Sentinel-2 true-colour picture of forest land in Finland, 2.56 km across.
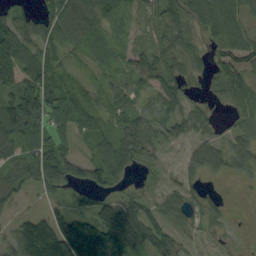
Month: September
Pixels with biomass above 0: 76%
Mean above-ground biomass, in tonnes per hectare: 66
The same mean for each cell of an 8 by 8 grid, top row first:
74 63 94 56 32 61 76 56
122 72 47 37 43 54 36 83
106 86 42 43 60 54 31 75
161 109 85 52 67 58 33 53
85 92 34 75 69 27 59 44
68 108 57 77 17 27 35 23
24 13 57 82 60 70 40 1
106 190 199 164 105 55 17 6
